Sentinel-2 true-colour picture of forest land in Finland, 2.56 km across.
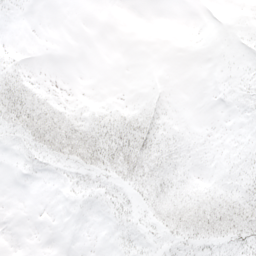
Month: May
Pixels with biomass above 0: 38%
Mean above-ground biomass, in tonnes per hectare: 7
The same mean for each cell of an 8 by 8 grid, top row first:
2 0 0 0 0 0 0 0
1 0 0 0 0 0 0 2
14 1 0 0 0 0 0 4
28 20 6 9 10 1 0 2
5 26 42 28 25 8 1 3
1 2 13 19 26 10 3 8
0 0 2 11 11 22 22 24
0 0 0 3 4 12 16 16
